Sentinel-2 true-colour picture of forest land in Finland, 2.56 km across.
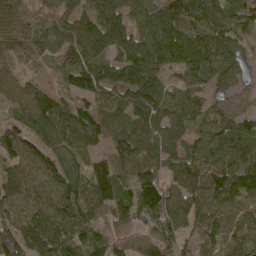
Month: May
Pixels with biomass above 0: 94%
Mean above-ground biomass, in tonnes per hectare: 84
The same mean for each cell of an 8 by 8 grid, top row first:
82 72 63 65 68 102 116 81
64 59 85 62 87 124 123 54
59 25 114 111 104 43 77 52
40 103 68 108 103 91 62 63
101 67 65 77 90 74 69 77
115 99 72 139 92 78 106 102
114 120 84 95 99 91 77 76
144 154 59 70 58 62 72 77
